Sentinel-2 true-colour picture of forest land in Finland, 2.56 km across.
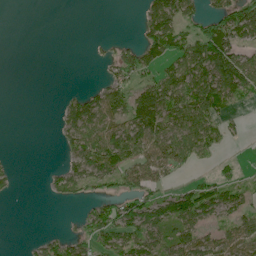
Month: June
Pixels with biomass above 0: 49%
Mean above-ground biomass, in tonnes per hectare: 46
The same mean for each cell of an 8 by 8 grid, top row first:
0 0 0 0 53 98 52 89
0 0 0 23 79 74 118 64
0 0 0 41 46 77 109 109
0 0 76 80 101 84 91 17
0 0 78 95 85 80 57 7
16 14 60 64 65 20 14 15
0 1 14 71 75 83 71 45
0 37 48 70 75 68 52 68
